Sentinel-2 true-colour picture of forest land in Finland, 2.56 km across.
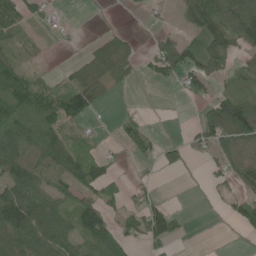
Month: June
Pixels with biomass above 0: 55%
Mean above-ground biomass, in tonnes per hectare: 44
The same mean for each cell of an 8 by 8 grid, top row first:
47 11 0 1 6 19 103 92
21 4 8 57 11 76 78 40
119 21 53 48 12 35 58 26
59 63 94 3 7 0 48 115
75 96 44 10 36 27 47 64
70 43 74 34 6 4 14 39
113 74 74 39 52 14 2 37
91 83 57 71 41 29 0 2
